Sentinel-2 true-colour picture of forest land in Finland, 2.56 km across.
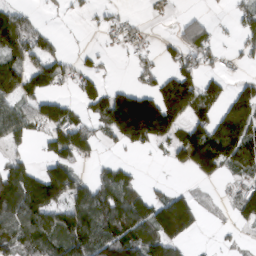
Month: March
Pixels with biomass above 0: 56%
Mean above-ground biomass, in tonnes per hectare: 77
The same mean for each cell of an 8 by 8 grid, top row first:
85 10 14 24 8 10 12 50
110 64 11 16 21 43 62 37
93 125 35 15 40 122 52 44
90 121 43 158 198 145 77 143
42 73 122 17 69 81 161 185
112 127 52 62 11 1 13 43
126 138 119 123 102 197 17 71
111 125 153 144 115 113 2 10
